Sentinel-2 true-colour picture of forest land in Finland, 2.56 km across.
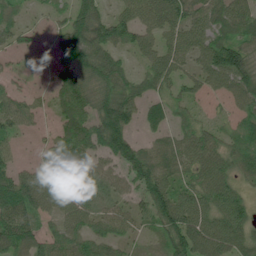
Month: July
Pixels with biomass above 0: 85%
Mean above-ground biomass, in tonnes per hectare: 65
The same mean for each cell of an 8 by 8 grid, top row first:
26 16 80 56 99 87 73 76
29 13 106 79 58 71 94 75
21 15 71 76 52 57 68 101
55 24 84 115 52 34 12 49
21 24 90 99 45 57 70 51
76 68 67 47 93 57 87 41
120 82 86 51 49 127 93 78
88 52 64 49 24 84 119 91
